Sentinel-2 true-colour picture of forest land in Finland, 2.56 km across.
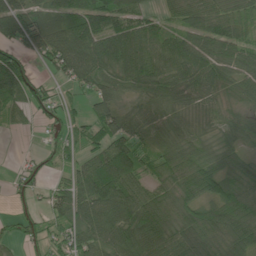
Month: June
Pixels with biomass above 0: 83%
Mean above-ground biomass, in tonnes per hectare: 64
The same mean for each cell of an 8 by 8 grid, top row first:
95 48 83 81 50 37 62 50
66 79 98 103 93 78 82 61
128 27 69 63 80 53 61 58
40 41 27 71 35 32 36 27
1 16 44 97 45 56 44 40
22 23 78 142 55 69 88 47
18 49 75 100 114 78 66 93
32 57 77 79 89 97 91 80
